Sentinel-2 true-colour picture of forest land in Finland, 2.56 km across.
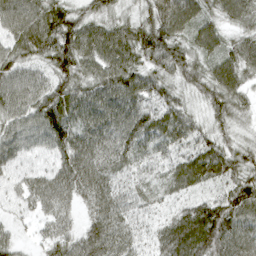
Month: April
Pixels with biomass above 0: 97%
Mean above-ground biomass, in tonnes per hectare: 70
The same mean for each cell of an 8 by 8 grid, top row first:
89 92 65 53 63 115 55 66
70 86 109 107 93 81 66 65
77 62 77 97 78 65 71 64
76 107 87 87 74 73 52 48
70 67 83 76 65 68 67 48
33 51 83 58 40 63 69 69
26 53 38 70 41 35 83 87
35 49 64 76 35 100 111 79
